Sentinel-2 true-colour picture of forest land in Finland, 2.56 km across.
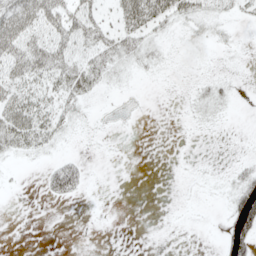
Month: May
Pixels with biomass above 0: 37%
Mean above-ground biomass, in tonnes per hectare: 17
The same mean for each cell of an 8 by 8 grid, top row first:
54 58 53 19 78 46 23 9
62 65 46 39 26 3 7 4
47 40 38 15 4 1 7 2
51 33 13 1 0 1 15 1
32 22 2 1 0 0 0 0
1 24 32 0 0 0 1 14
0 1 0 0 0 0 0 36
0 0 0 0 0 0 0 33
